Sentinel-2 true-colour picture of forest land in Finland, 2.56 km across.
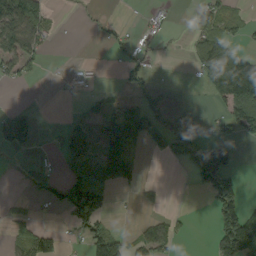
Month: September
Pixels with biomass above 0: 37%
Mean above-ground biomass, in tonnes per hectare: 51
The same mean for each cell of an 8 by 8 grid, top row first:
121 31 3 5 13 3 67 37
103 22 0 18 17 3 132 61
35 1 13 1 41 1 125 250
30 0 20 66 86 16 6 158
41 8 91 128 69 54 66 32
6 30 80 70 11 0 119 32
16 21 169 29 10 4 22 99
44 60 21 97 53 35 16 219
